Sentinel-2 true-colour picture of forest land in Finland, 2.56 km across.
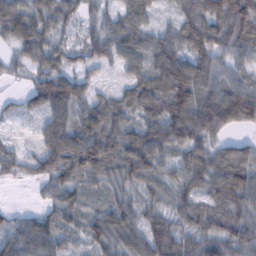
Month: February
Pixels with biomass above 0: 93%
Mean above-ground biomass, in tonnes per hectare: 71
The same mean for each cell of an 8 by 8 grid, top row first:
79 71 54 41 52 54 118 139
45 65 50 70 72 82 98 81
15 84 50 13 75 120 81 60
21 71 64 77 80 111 127 126
18 66 91 84 113 95 68 34
28 64 76 69 89 60 94 95
14 37 62 74 59 65 66 78
69 66 37 76 94 93 80 89
